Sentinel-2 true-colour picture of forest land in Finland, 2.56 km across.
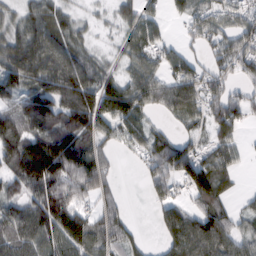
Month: February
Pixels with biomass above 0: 78%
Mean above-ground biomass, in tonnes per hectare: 81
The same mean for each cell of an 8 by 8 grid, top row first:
49 77 27 28 66 28 81 67
96 103 55 16 82 33 47 71
109 106 123 69 91 92 55 43
118 138 142 137 63 69 71 71
146 121 100 55 72 77 57 40
96 162 151 48 44 102 136 22
80 152 88 76 5 88 93 25
84 94 149 80 27 108 135 67
